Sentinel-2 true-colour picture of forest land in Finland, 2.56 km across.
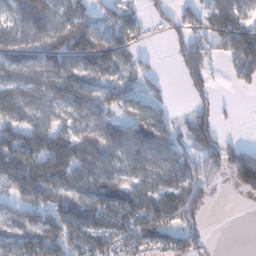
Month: January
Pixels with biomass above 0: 73%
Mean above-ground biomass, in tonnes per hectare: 80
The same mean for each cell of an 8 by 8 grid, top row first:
80 117 104 67 37 49 70 79
100 117 184 129 20 50 73 146
117 123 118 69 54 14 67 44
103 70 80 73 71 17 58 5
153 135 98 93 106 58 85 28
120 145 86 80 74 90 52 114
56 83 84 125 101 99 34 0
66 94 101 98 94 75 16 0
